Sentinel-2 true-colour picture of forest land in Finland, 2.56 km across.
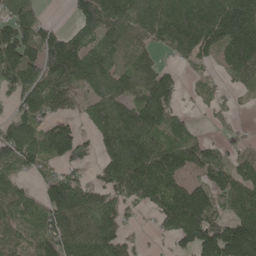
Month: May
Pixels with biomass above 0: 76%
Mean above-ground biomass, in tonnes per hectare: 119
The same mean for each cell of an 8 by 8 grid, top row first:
160 16 96 157 152 189 174 129
164 146 125 103 83 123 98 164
135 157 161 122 122 73 25 75
70 101 71 145 164 84 24 11
148 141 99 155 168 134 67 40
74 61 59 147 194 121 108 114
115 134 142 96 66 179 141 119
88 148 190 179 14 99 192 253
